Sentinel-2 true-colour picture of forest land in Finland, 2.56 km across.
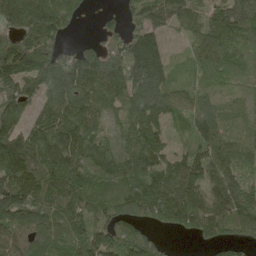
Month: May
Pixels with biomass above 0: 89%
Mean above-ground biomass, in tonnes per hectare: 124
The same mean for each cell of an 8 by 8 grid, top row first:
166 195 53 33 135 117 101 126
148 133 63 82 110 15 127 74
180 163 189 165 117 62 55 34
146 114 187 74 133 88 109 38
177 197 163 97 171 53 138 73
187 140 149 149 151 161 140 96
177 132 174 125 153 181 165 159
129 140 155 148 128 15 93 100
